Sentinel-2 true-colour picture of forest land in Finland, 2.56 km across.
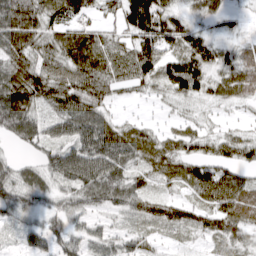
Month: March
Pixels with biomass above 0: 84%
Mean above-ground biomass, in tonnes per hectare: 52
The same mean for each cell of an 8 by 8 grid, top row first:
92 64 38 26 116 51 30 13
84 57 91 57 65 45 66 39
78 77 69 60 52 84 59 82
114 34 73 24 4 15 13 9
31 54 79 94 62 48 41 56
47 45 89 73 33 48 85 51
52 35 34 38 45 44 54 95
19 57 37 31 26 14 21 39
